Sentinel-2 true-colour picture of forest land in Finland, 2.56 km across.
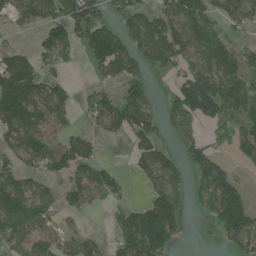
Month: July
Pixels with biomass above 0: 61%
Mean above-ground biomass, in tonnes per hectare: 80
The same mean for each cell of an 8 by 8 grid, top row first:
69 82 124 53 88 122 87 101
31 95 77 186 109 110 113 40
170 66 4 56 68 48 111 90
175 113 33 105 105 94 119 87
84 86 85 9 70 30 53 81
61 55 72 60 54 66 116 23
95 61 49 34 91 99 66 116
77 60 60 46 149 54 0 99
